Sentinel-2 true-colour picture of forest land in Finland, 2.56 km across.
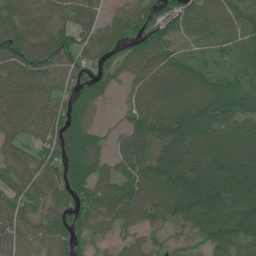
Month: July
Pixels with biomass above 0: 88%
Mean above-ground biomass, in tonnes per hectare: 77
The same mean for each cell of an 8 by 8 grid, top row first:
52 57 68 42 63 63 72 68
103 100 69 60 85 46 32 65
88 77 56 44 73 85 74 61
87 83 80 10 92 107 112 105
65 75 110 39 82 102 81 85
65 77 92 70 92 118 133 118
78 72 81 92 96 114 135 114
80 75 53 37 42 24 68 88
